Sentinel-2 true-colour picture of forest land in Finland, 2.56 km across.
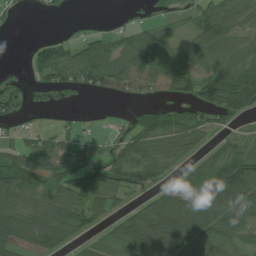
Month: July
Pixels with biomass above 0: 69%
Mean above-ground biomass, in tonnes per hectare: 60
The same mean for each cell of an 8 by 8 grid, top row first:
14 11 6 4 6 25 81 50
0 54 52 54 62 57 82 40
10 59 52 66 60 74 78 97
34 32 14 12 34 72 95 74
36 60 55 49 83 65 33 66
75 87 82 90 83 31 90 115
73 78 65 36 53 90 121 86
72 87 34 48 120 129 107 52
